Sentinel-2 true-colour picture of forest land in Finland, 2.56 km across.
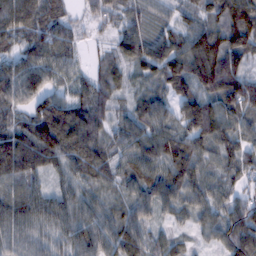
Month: February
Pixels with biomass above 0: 95%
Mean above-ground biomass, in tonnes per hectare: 77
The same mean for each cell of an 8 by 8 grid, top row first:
101 87 24 41 47 43 66 145
52 86 31 42 84 89 137 115
104 74 48 60 45 117 137 112
49 97 85 48 68 71 116 100
99 129 108 58 99 104 87 78
86 48 63 64 76 98 59 54
87 71 75 57 80 60 70 70
69 46 83 95 67 40 38 105
